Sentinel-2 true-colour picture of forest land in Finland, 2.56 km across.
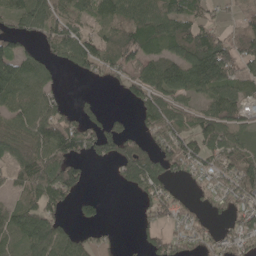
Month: May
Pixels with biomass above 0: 69%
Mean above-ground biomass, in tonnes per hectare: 67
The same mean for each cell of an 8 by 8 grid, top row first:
74 83 55 80 106 91 41 34
55 45 70 100 95 89 160 82
127 41 14 38 80 101 141 79
90 91 30 16 63 66 70 58
62 122 83 66 43 81 74 46
57 131 67 11 113 32 34 103
75 89 36 0 36 56 26 54
78 118 47 11 32 46 32 61
